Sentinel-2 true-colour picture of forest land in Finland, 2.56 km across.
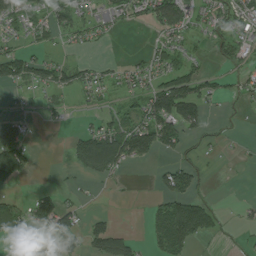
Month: July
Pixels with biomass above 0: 46%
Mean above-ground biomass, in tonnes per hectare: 40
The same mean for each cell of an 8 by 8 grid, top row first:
49 49 42 34 42 112 35 50
24 23 16 4 9 40 18 40
66 52 39 21 35 81 33 22
17 20 8 24 61 102 34 6
105 0 72 123 107 55 15 5
78 0 28 45 0 74 10 0
41 77 31 2 7 81 44 10
25 54 48 93 14 93 22 6
